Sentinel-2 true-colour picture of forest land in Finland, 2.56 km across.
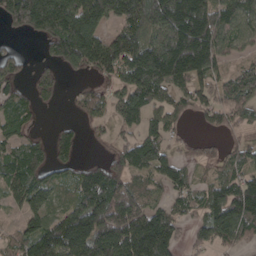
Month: April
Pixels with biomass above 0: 74%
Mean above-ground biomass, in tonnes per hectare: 118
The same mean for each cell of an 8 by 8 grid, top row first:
190 280 255 154 224 251 208 119
19 72 244 127 168 279 211 67
72 69 25 69 205 168 98 121
94 8 46 66 125 63 58 72
84 70 53 51 142 39 32 55
124 89 73 128 84 96 47 95
43 99 159 247 125 68 111 176
70 162 194 186 198 79 92 80
